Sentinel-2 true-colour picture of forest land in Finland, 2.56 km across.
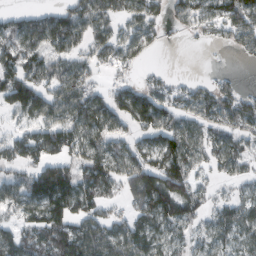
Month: February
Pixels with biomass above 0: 74%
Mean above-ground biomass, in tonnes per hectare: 75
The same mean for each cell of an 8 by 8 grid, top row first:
39 56 97 64 81 51 85 123
79 71 59 80 57 2 9 46
102 72 85 27 32 22 25 15
73 89 93 77 105 72 82 90
90 109 87 76 59 103 66 57
52 163 92 88 148 135 37 48
69 143 96 41 106 124 49 69
79 100 125 103 83 53 48 55
